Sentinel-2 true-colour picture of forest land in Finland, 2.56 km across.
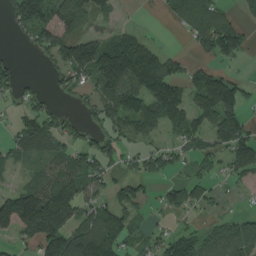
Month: August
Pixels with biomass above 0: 62%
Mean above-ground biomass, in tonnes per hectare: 83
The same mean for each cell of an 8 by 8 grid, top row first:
91 152 141 44 2 55 81 44
9 109 148 136 113 8 71 78
61 19 59 152 193 103 117 42
30 62 31 87 112 112 106 93
63 81 66 64 37 38 68 159
16 95 95 47 64 28 40 53
236 209 109 91 34 52 32 8
61 166 166 150 37 90 75 135
